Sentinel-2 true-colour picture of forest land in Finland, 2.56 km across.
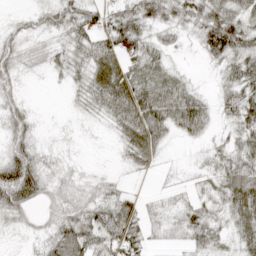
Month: April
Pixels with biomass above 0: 82%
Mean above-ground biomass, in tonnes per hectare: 33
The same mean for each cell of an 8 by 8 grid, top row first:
11 31 38 39 55 43 64 46
30 23 30 48 37 15 47 53
20 6 20 68 47 32 4 54
29 2 8 40 81 68 31 63
36 9 5 7 54 10 16 36
81 30 14 12 8 6 22 51
40 19 33 44 21 21 28 49
6 31 55 52 30 17 37 30
